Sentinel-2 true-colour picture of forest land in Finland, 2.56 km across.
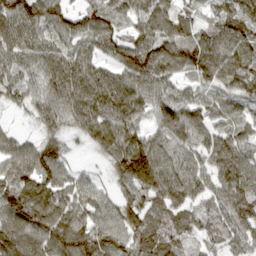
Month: March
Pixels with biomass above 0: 93%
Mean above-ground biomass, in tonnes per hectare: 94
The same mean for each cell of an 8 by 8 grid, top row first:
136 112 82 89 89 93 55 108
108 89 79 91 123 114 123 123
75 96 127 97 107 64 78 107
24 81 108 115 69 97 84 65
54 66 26 103 100 87 91 99
123 111 40 53 146 113 83 121
122 129 91 67 108 97 72 122
117 109 120 96 104 82 62 79
